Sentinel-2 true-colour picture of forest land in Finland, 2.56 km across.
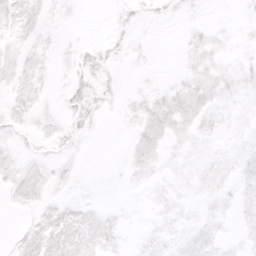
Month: March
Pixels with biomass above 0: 54%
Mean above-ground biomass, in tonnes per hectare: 4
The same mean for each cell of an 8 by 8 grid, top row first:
10 4 1 2 3 2 1 1
5 4 4 4 2 1 6 3
7 3 7 3 2 2 8 6
6 4 8 2 7 10 7 3
3 4 3 0 9 4 4 4
7 6 2 0 4 4 6 5
3 6 6 2 1 4 3 5
4 12 10 5 3 4 6 3
